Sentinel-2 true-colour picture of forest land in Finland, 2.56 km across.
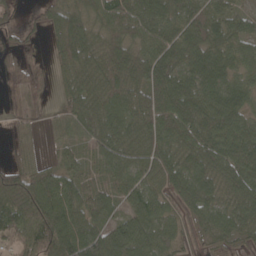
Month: April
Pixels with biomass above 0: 88%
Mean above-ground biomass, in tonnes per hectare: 74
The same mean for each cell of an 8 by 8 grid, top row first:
28 55 74 83 81 83 86 43
31 26 105 85 75 95 94 70
18 16 68 108 105 110 87 69
13 9 75 99 102 119 110 85
15 14 40 83 88 86 102 108
97 65 48 52 82 102 85 106
118 118 80 49 88 53 79 86
46 118 103 117 97 46 43 45
